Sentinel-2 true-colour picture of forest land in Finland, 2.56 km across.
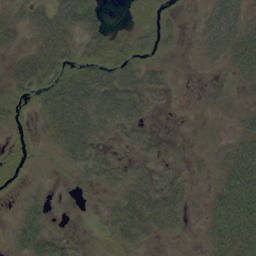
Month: September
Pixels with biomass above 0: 64%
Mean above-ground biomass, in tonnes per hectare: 26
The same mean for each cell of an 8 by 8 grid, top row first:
15 48 55 4 20 11 27 37
15 53 29 30 26 7 29 47
32 46 53 56 37 3 5 20
21 41 59 54 23 1 3 13
18 15 58 17 21 2 5 31
20 6 15 26 23 18 9 51
9 17 1 23 56 32 23 55
23 37 4 16 20 6 19 50
